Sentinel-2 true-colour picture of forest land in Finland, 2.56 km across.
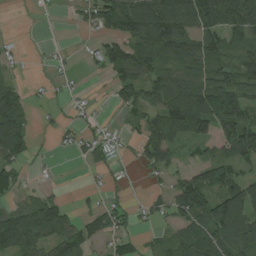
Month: August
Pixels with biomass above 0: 62%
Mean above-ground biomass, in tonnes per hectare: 65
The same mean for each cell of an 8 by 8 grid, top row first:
0 4 28 120 153 145 125 90
10 4 7 75 123 116 93 55
20 12 7 46 91 86 83 88
129 11 13 13 68 138 159 130
92 5 39 37 70 64 48 127
60 6 3 17 14 35 93 65
59 106 20 47 24 76 110 103
147 99 76 50 28 47 84 89
